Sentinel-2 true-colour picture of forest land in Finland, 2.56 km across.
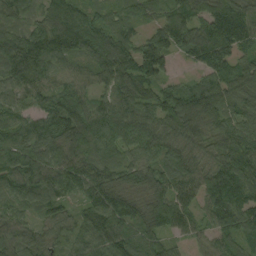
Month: September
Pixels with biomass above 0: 96%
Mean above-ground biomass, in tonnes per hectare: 93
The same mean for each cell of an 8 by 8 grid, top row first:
71 85 104 54 65 93 104 134
121 123 100 136 99 104 142 98
99 83 72 90 100 41 76 142
66 91 140 100 85 111 122 80
87 105 130 87 96 76 66 96
99 114 111 84 84 94 100 103
55 83 61 127 98 90 99 117
79 55 72 98 84 38 53 99
